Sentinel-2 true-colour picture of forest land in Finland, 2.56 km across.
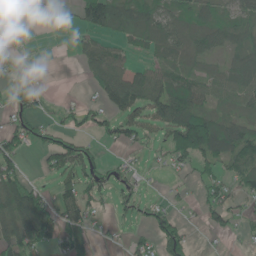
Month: May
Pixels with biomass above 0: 57%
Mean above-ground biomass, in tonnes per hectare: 52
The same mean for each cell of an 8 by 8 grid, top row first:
4 9 55 82 68 66 62 64
30 2 26 35 33 72 66 81
36 2 7 89 72 72 56 90
53 20 47 42 54 110 71 43
66 62 59 23 31 118 160 95
79 25 76 41 16 6 40 56
105 83 77 20 38 24 51 29
92 67 65 5 35 71 3 8
